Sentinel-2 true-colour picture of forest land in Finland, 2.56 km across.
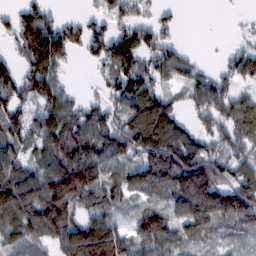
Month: February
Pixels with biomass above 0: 80%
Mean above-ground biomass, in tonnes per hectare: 87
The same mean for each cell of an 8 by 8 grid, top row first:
57 57 30 57 36 23 0 6
55 158 57 107 101 46 1 35
88 114 3 89 109 46 59 58
74 87 71 63 152 66 101 96
68 101 121 97 151 154 77 73
101 124 174 67 105 166 157 97
129 156 84 53 44 88 192 174
53 65 162 151 105 81 50 40
